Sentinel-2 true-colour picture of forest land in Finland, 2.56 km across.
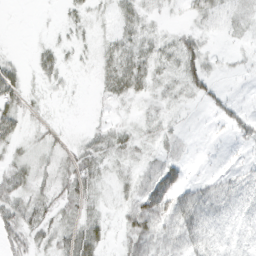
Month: March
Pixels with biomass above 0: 61%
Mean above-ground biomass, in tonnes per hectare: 17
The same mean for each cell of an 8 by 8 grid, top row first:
0 1 10 9 14 2 18 11
1 11 7 13 17 21 12 4
28 15 2 19 19 14 24 4
32 6 1 5 7 5 7 13
16 15 11 18 11 11 2 12
33 17 34 10 19 32 9 18
38 21 24 6 48 40 38 24
34 19 44 8 40 28 30 16
